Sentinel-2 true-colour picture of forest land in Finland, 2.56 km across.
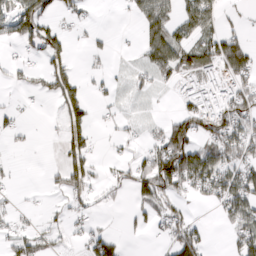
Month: March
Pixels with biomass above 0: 45%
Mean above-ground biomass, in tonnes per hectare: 43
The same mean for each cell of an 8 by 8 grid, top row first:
107 72 25 1 56 49 64 8
21 92 4 13 43 73 58 65
17 70 44 17 32 34 64 53
16 1 85 10 13 29 77 80
6 1 75 7 18 109 63 83
11 10 86 17 66 134 96 75
13 10 25 8 34 41 15 81
38 31 15 52 5 81 24 60
